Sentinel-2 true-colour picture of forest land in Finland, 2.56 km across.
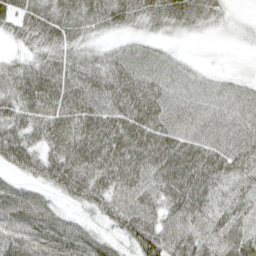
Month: April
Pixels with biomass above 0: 91%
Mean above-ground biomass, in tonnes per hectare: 56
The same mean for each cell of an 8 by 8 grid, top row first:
49 62 61 58 53 58 43 9
19 49 42 26 28 10 2 8
64 68 62 67 58 40 23 18
61 66 71 63 74 46 43 42
78 57 74 77 77 68 57 49
38 71 79 72 60 83 76 57
84 59 37 68 58 58 61 57
71 91 96 39 97 65 66 62
